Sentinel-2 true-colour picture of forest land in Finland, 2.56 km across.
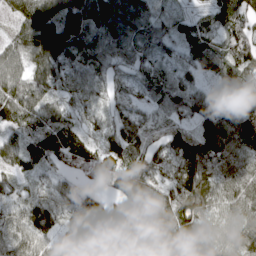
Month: April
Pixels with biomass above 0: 92%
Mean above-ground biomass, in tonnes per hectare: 75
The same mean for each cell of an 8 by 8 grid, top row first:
51 128 124 94 67 37 57 87
64 139 76 77 73 48 74 116
81 65 72 51 54 53 33 79
87 75 45 49 42 70 72 78
57 91 77 60 79 69 95 86
44 37 52 100 100 57 81 86
53 99 67 74 140 110 83 90
69 79 51 42 125 118 53 65
